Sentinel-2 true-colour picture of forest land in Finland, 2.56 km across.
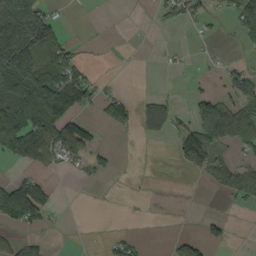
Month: September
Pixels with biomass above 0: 35%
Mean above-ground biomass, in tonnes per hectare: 44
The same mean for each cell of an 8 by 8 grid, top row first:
148 58 0 0 1 31 30 81
210 90 13 1 1 8 6 9
155 113 84 3 0 1 8 87
147 132 51 58 48 38 80 75
130 121 109 8 5 48 79 45
26 21 12 16 0 0 38 57
133 57 0 1 2 0 0 10
27 10 0 23 11 24 33 0
